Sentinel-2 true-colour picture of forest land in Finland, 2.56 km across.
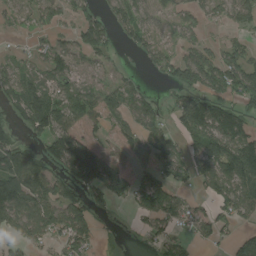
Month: August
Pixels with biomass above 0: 66%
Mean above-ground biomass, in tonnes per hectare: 73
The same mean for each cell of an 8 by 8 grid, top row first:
42 52 56 60 58 45 47 65
12 48 65 36 69 48 58 69
75 64 50 44 20 81 117 136
55 125 79 65 81 74 154 75
84 84 99 36 56 53 113 130
143 103 113 109 57 51 105 164
129 98 103 39 86 84 43 94
56 58 83 9 21 59 41 67
